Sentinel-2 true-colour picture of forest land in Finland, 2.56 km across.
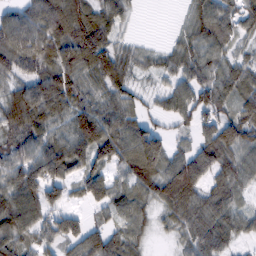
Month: February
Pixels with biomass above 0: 86%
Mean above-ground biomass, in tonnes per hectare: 77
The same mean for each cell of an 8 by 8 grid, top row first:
64 101 89 72 3 8 90 72
113 104 132 82 25 49 86 32
67 112 91 114 27 61 76 75
111 106 97 83 56 70 73 69
74 97 120 115 143 32 87 104
94 114 85 57 115 77 78 75
111 94 29 69 56 75 85 50
85 66 87 79 38 29 87 39
